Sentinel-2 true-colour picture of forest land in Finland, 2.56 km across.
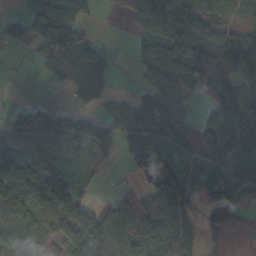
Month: October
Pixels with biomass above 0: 74%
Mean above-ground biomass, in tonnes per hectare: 72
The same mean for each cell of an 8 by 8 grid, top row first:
42 90 58 11 112 85 37 24
28 54 95 16 53 111 97 163
4 13 86 32 44 97 99 120
42 60 52 36 120 94 64 82
59 72 110 64 118 136 76 86
77 101 86 9 46 128 60 62
126 87 127 36 80 130 58 48
74 52 112 37 71 112 35 23
